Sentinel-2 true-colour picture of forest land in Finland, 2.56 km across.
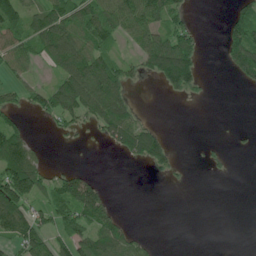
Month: June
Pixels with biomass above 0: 46%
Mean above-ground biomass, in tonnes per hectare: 51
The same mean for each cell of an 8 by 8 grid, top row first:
95 98 100 89 99 51 0 58
85 109 113 57 73 101 4 115
40 26 145 118 25 110 6 33
46 70 84 110 10 0 0 0
103 7 6 32 88 10 9 4
175 50 62 0 3 14 5 0
113 56 99 40 0 0 0 0
79 65 70 82 24 0 0 0
